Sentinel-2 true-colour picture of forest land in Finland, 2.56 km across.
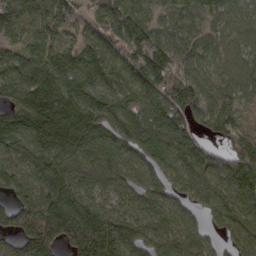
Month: March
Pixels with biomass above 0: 92%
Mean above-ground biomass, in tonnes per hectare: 116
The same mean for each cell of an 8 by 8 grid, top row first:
145 121 68 128 81 75 83 80
70 110 92 127 174 92 67 76
121 161 163 91 146 133 70 75
138 226 170 127 115 136 100 59
109 186 171 136 144 156 65 103
94 147 102 100 85 88 117 152
101 169 153 64 93 75 79 119
99 173 205 177 96 100 52 74
